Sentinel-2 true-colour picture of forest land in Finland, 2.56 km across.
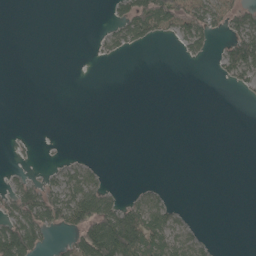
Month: May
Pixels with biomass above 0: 26%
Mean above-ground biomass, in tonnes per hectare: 23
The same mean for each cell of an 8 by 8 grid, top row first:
0 0 0 20 82 74 63 48
0 0 0 26 18 10 27 88
0 0 0 0 0 0 1 32
0 0 0 0 0 0 0 0
4 1 0 0 0 0 0 0
14 16 46 3 0 0 0 0
55 83 101 70 62 18 0 0
121 25 72 148 89 54 12 0
